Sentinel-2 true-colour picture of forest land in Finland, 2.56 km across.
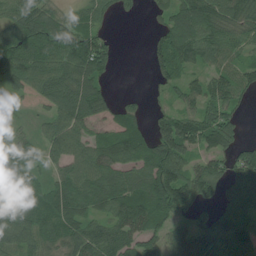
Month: July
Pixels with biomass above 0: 80%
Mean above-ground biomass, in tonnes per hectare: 86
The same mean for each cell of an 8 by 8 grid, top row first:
97 96 58 36 11 97 114 86
113 110 129 51 15 127 111 68
89 113 125 24 4 64 81 80
31 57 121 61 38 79 88 46
64 69 83 93 83 145 99 61
100 43 102 89 94 120 128 115
104 98 92 97 121 117 67 98
98 72 98 102 100 88 128 134
